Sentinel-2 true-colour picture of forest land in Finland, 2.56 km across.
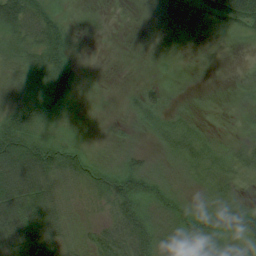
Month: August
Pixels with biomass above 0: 77%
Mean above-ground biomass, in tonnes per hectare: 26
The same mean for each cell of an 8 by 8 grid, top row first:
61 36 3 3 5 18 35 73
21 49 4 2 1 3 7 5
10 42 13 1 6 6 2 7
43 38 4 2 32 13 5 6
67 39 18 8 6 36 25 14
72 54 37 37 50 17 28 24
80 52 8 36 40 30 26 40
48 54 13 43 52 21 28 31
